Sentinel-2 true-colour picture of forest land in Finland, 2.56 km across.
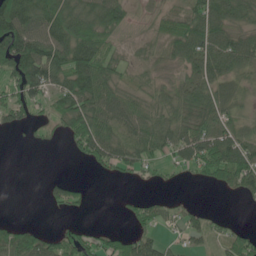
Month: June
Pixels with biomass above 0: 68%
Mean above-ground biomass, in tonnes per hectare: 56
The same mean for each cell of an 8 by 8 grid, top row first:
115 96 100 100 23 53 89 60
137 110 137 46 29 73 88 81
86 92 112 63 32 30 71 39
59 37 115 80 59 54 80 35
1 10 65 79 63 72 98 84
0 11 3 22 24 10 55 104
0 17 24 1 33 18 11 3
77 54 54 47 52 18 32 65
